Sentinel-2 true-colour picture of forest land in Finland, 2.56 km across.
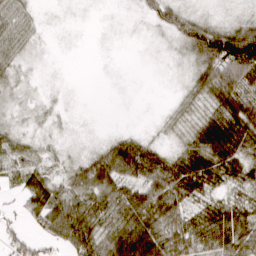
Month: March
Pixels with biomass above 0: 71%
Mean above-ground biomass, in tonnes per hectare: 41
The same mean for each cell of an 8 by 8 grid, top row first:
45 2 0 1 24 60 17 14
40 2 0 0 1 17 128 155
15 2 0 0 0 3 69 81
8 7 2 0 0 11 40 97
33 9 6 42 37 16 89 81
35 35 43 75 79 77 74 47
17 73 55 60 85 60 46 59
49 36 65 70 103 57 61 74
